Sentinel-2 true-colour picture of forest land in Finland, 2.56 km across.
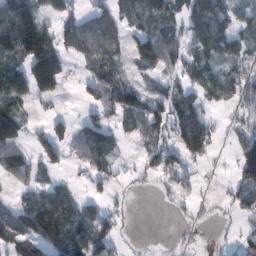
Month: February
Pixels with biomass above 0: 64%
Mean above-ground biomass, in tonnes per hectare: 70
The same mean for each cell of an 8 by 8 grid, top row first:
153 70 64 91 100 65 147 52
146 157 93 72 92 68 109 63
142 189 43 86 25 56 86 89
93 18 20 78 83 93 53 44
98 77 88 84 28 78 78 64
63 29 18 41 30 64 6 83
65 128 56 35 0 15 10 54
112 113 92 63 1 5 2 42
